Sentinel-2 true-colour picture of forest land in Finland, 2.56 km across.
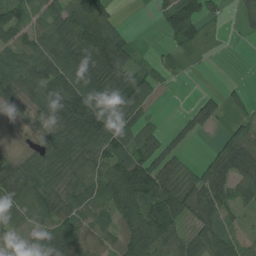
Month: August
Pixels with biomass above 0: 77%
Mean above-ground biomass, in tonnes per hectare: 64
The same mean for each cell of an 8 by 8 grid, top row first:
63 56 123 54 0 98 35 34
79 80 129 143 6 30 12 2
83 80 114 100 60 8 0 5
26 68 144 114 48 6 65 20
9 52 102 104 62 32 5 85
82 88 79 81 123 73 63 59
69 76 72 57 96 100 61 39
45 79 88 48 99 72 59 31
